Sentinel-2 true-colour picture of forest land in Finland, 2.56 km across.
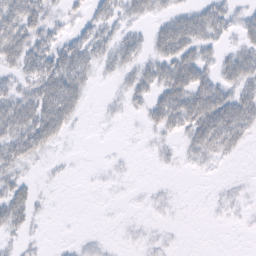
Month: February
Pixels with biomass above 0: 55%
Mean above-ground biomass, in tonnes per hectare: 23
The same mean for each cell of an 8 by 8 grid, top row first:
68 33 17 27 24 30 43 17
59 41 37 32 23 57 23 26
26 61 40 9 34 55 36 43
55 66 19 5 20 50 71 53
53 30 0 1 3 12 48 22
24 3 0 3 0 2 2 2
41 3 0 1 3 3 2 6
12 2 5 2 5 2 0 0
